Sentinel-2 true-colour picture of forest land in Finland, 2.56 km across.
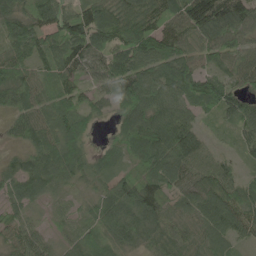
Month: May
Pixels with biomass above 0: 93%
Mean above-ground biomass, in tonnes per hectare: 71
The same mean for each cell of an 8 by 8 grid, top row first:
69 66 107 92 86 90 148 96
79 78 98 97 112 103 80 82
78 60 51 83 97 96 77 61
58 63 59 35 93 82 34 85
21 68 55 39 99 113 44 38
57 70 48 51 67 84 95 51
40 20 29 71 103 52 92 100
57 37 49 59 54 76 62 40
